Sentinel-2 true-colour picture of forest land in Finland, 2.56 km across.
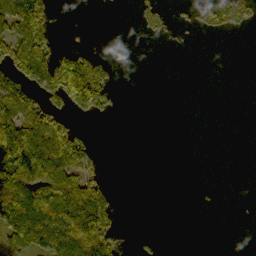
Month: October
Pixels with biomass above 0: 33%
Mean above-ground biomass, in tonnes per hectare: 52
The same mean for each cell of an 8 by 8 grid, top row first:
130 77 0 0 27 17 51 29
102 99 39 0 0 4 0 0
97 151 250 49 0 0 0 0
121 103 65 27 0 0 0 0
187 134 97 0 0 0 0 0
164 144 111 6 0 0 0 0
155 143 174 76 0 0 4 0
96 109 185 69 8 0 0 0
